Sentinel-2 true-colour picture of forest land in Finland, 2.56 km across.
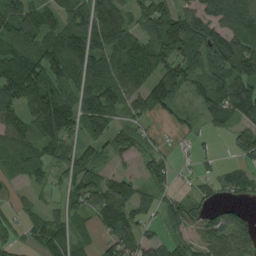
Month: August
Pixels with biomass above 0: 78%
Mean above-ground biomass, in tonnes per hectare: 79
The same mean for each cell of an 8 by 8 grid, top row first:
94 79 91 100 60 94 101 116
100 120 154 115 104 103 122 127
156 127 96 111 92 108 88 108
98 190 120 99 68 45 78 103
96 95 62 61 42 19 10 58
41 39 82 57 39 36 22 65
30 30 49 109 57 51 41 31
32 75 35 65 75 43 65 77
